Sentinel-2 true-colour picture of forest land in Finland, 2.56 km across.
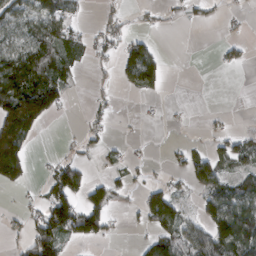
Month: March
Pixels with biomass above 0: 41%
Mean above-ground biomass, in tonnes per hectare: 51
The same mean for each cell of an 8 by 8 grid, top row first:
73 89 19 23 11 8 15 11
79 91 37 40 63 0 0 25
142 98 14 17 80 0 0 0
215 98 3 17 3 6 5 0
214 0 21 14 4 5 22 58
101 39 73 27 8 16 101 58
12 105 85 59 63 76 67 111
15 143 55 14 29 92 140 154
